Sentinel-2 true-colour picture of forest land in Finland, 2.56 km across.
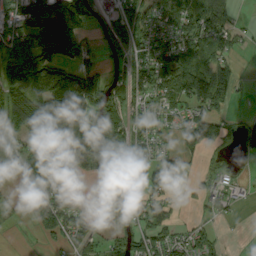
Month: September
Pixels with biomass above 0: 66%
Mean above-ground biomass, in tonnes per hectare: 101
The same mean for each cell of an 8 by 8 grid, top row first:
123 189 187 64 123 113 181 23
119 133 91 66 92 139 118 36
175 270 215 78 121 162 247 59
166 202 241 126 77 63 119 15
84 157 240 98 101 61 117 59
89 145 84 43 106 79 40 26
21 136 54 25 77 35 50 18
1 51 70 43 85 71 78 3
